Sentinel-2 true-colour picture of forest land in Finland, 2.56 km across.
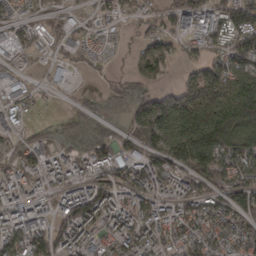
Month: March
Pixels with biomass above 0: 79%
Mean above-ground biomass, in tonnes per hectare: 85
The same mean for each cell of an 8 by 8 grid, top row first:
52 70 23 39 64 106 116 147
61 43 53 24 79 49 77 149
43 28 5 25 62 37 147 111
58 12 36 13 179 184 150 169
76 44 30 87 130 125 184 118
90 84 84 73 89 83 119 88
109 66 178 109 76 80 86 103
101 114 97 75 101 80 86 91
